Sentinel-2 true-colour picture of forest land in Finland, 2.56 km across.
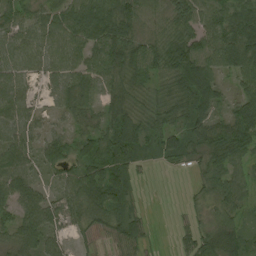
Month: August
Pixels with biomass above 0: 87%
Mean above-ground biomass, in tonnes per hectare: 57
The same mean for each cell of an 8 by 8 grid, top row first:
47 50 81 88 50 65 68 87
56 63 61 90 66 87 84 131
50 37 56 59 49 89 76 51
56 21 41 53 45 76 65 69
69 56 50 91 78 70 78 80
77 33 74 79 9 4 45 44
58 68 63 75 13 2 22 43
49 62 18 32 34 12 44 64
